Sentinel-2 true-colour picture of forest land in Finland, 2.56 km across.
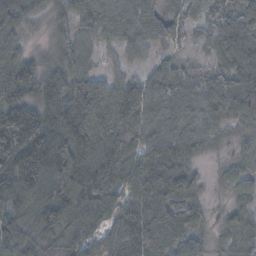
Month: November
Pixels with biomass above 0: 91%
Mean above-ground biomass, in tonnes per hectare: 78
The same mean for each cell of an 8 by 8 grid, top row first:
77 33 69 86 59 52 42 110
84 29 40 30 38 29 33 131
159 107 65 48 56 58 41 97
191 139 146 122 96 66 64 78
179 168 120 106 71 58 26 27
131 117 142 108 82 90 13 32
72 104 107 71 94 76 28 36
66 44 56 54 101 75 30 39
